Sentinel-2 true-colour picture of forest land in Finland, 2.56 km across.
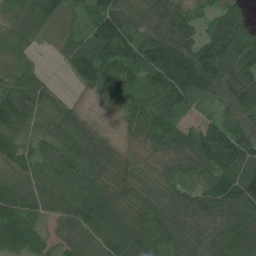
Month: July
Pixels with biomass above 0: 93%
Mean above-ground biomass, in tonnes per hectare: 83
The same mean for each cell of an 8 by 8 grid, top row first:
72 65 31 106 81 110 43 74
63 6 85 114 114 132 124 159
74 26 51 90 93 155 113 113
113 66 34 20 90 88 24 79
75 57 86 46 49 99 146 92
65 68 98 79 77 65 75 123
87 61 109 105 84 93 81 113
106 49 69 100 98 84 82 107
